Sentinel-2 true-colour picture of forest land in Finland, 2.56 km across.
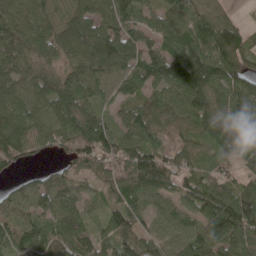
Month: May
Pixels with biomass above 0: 91%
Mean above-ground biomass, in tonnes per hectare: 85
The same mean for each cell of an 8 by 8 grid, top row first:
89 85 113 127 63 103 86 18
85 76 131 134 85 95 128 99
74 64 91 86 87 123 133 98
80 84 98 46 82 94 110 112
92 68 104 98 89 52 54 89
25 47 66 89 135 85 61 56
70 62 56 38 62 59 94 112
73 81 82 87 81 75 117 89
